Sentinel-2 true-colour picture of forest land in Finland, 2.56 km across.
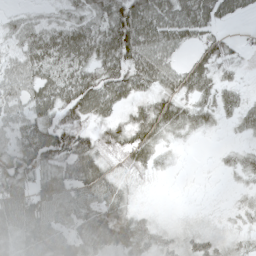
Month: April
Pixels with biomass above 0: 80%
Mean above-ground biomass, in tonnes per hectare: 44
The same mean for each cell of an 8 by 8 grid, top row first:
19 21 42 73 74 62 55 26
35 65 70 81 66 42 40 17
47 57 68 71 55 49 43 14
36 51 70 40 47 59 35 36
55 90 58 50 64 16 2 13
76 53 61 38 21 3 1 21
86 70 53 55 10 3 5 17
52 57 45 62 43 24 25 18
